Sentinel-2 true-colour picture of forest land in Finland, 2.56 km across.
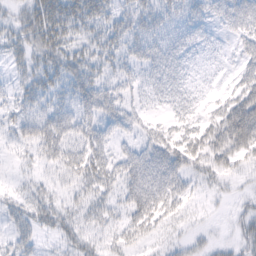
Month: February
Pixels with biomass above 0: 69%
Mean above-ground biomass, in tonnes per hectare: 29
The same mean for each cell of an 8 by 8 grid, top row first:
19 37 36 28 37 25 25 49
21 35 20 27 35 32 18 23
16 27 37 24 27 38 12 31
19 27 36 33 22 27 21 71
21 39 35 25 37 52 48 57
8 12 35 35 66 53 24 14
21 30 23 24 58 29 6 11
23 9 24 22 23 14 10 18
